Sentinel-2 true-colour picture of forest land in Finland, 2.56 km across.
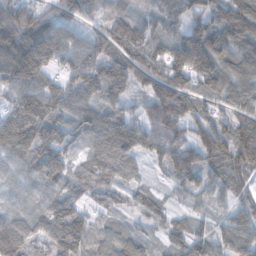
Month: November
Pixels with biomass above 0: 94%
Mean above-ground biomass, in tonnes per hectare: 99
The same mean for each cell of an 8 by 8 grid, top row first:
134 75 74 80 63 91 115 169
207 165 86 99 136 111 172 113
136 87 119 156 115 136 132 108
139 133 96 94 81 164 74 84
125 130 62 127 119 117 123 117
51 89 92 85 25 88 68 43
36 86 73 70 59 36 32 52
111 88 132 75 43 63 84 67
